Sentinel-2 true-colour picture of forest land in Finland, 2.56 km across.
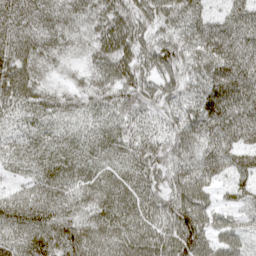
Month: April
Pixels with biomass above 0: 96%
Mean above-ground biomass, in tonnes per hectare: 69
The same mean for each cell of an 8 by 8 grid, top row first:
93 77 63 87 74 74 48 65
84 65 39 94 70 77 85 84
93 37 33 79 64 64 82 100
55 68 51 65 59 56 105 96
34 49 54 62 78 73 71 72
26 63 62 60 84 64 64 59
64 76 56 80 80 85 60 50
57 86 85 73 85 94 65 44
